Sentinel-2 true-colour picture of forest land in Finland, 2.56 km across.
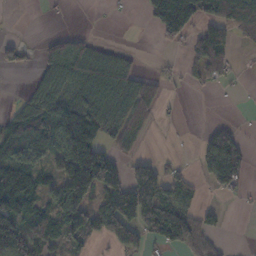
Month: November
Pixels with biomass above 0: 53%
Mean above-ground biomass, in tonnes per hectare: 62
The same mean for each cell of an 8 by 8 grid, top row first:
0 3 0 2 26 197 72 115
35 58 69 25 2 22 101 19
0 75 84 100 47 11 43 6
45 100 161 99 51 3 0 1
96 100 197 51 14 1 72 57
117 64 176 106 78 42 67 61
111 78 118 111 111 84 26 4
72 90 60 63 53 99 48 0
